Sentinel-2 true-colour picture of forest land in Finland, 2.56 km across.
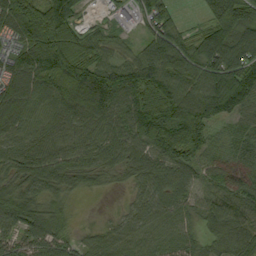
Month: September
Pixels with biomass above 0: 92%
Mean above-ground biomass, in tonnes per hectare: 84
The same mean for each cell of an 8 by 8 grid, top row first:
132 148 41 31 59 29 51 123
67 154 97 49 56 92 111 116
103 110 136 126 120 102 108 135
108 71 99 99 137 110 120 84
74 73 68 81 99 147 80 57
64 90 62 31 69 72 50 63
105 54 2 5 72 71 71 83
65 89 33 61 60 69 77 130
